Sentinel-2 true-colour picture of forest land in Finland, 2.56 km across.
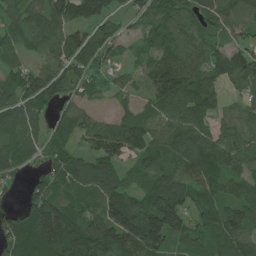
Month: July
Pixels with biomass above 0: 89%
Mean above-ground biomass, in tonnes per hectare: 93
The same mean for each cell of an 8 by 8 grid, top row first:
50 94 94 66 88 98 74 84
49 79 116 64 47 106 88 76
78 112 64 42 53 169 96 83
78 50 69 36 52 107 78 56
78 62 58 154 119 98 105 101
41 76 115 106 74 103 104 88
30 153 87 165 143 137 92 101
114 175 173 167 187 76 92 114
